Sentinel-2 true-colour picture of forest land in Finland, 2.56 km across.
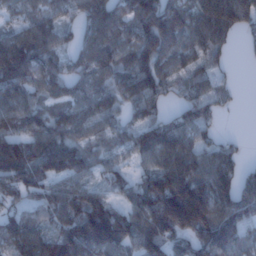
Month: January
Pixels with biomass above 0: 86%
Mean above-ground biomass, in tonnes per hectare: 97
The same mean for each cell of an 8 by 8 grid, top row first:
55 61 59 103 118 130 183 163
130 76 66 109 128 121 120 19
143 77 65 71 126 68 73 8
92 62 71 68 75 42 63 5
110 108 77 56 95 125 66 21
110 113 67 58 77 165 131 85
56 90 136 97 123 249 183 104
103 103 162 158 120 87 138 89
